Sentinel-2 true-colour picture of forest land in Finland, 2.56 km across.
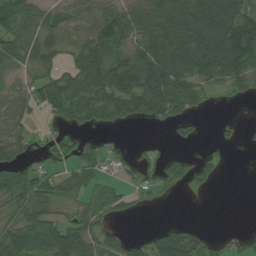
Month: August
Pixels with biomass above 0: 63%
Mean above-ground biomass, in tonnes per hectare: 53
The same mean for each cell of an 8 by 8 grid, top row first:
77 44 58 70 75 109 113 92
59 59 56 86 76 112 117 149
9 29 71 103 97 108 67 76
55 26 59 65 74 57 13 0
87 30 49 8 10 19 5 9
75 49 51 14 25 27 33 0
47 58 40 45 9 0 0 0
76 85 79 42 33 100 26 21
